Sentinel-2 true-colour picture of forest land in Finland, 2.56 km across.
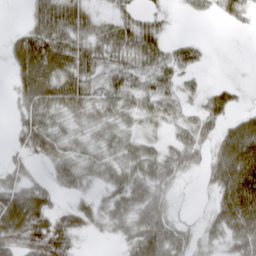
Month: March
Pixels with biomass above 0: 74%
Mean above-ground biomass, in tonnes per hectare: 40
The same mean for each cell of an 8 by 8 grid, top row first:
0 64 52 24 26 8 13 20
50 74 49 46 50 24 8 0
32 83 57 39 36 33 7 4
18 45 30 32 36 24 39 25
14 43 26 34 32 32 29 100
31 20 36 33 38 38 30 127
97 50 33 41 67 13 18 116
70 78 20 16 72 55 18 70
